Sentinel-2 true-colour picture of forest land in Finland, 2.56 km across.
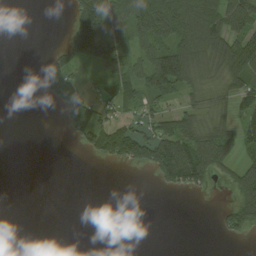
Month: August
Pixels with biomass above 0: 46%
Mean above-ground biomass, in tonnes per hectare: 49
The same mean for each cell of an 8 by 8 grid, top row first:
0 0 113 97 157 148 141 131
0 8 142 95 61 121 108 100
0 51 13 51 84 121 48 90
0 2 80 29 40 43 45 52
0 0 18 156 99 120 106 57
0 0 0 0 5 119 71 69
0 0 0 0 0 0 0 111
0 0 0 0 0 0 0 16
